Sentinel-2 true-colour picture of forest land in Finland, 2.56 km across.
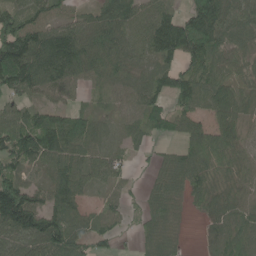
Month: June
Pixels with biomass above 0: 85%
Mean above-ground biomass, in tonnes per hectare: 77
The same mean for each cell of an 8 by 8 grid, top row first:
99 73 40 117 79 77 177 96
171 149 118 98 73 129 114 69
155 104 52 51 64 91 77 62
53 62 47 37 76 60 53 69
119 108 79 37 32 28 92 53
95 61 93 59 13 73 71 51
203 102 49 32 43 41 51 63
82 139 74 31 36 31 31 66
